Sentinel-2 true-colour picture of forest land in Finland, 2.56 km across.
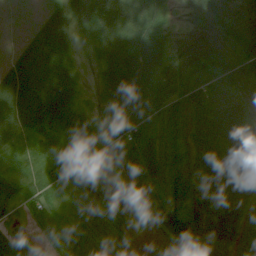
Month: July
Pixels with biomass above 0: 90%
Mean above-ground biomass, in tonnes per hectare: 53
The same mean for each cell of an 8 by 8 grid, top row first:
1 32 52 76 32 6 50 57
16 83 20 68 70 40 86 64
72 93 43 60 70 51 43 42
80 87 50 42 51 55 78 46
34 60 59 46 62 48 96 98
35 45 62 29 59 43 79 100
37 42 40 43 19 41 82 72
46 37 55 20 5 57 53 45
